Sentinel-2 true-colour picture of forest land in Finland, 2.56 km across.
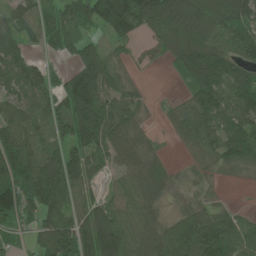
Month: June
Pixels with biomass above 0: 80%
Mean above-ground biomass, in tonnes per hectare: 84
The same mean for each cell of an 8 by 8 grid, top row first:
76 62 72 181 162 181 117 113
72 42 91 38 26 119 145 85
82 72 128 86 5 20 166 122
80 88 169 109 25 46 134 109
112 89 114 79 37 24 88 108
107 133 96 31 81 24 24 20
90 106 77 81 69 12 32 17
28 79 113 153 82 81 101 78
